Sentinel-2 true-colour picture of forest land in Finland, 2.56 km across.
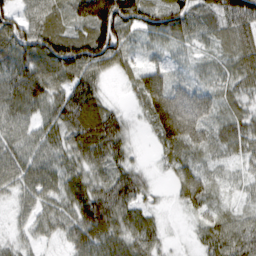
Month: March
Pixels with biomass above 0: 89%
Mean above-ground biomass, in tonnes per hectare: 65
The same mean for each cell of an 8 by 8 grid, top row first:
67 71 79 167 73 77 38 93
105 109 111 119 27 27 21 64
103 97 90 20 71 30 26 55
73 63 106 45 47 155 77 45
60 67 83 101 7 103 65 60
65 65 67 67 35 54 43 20
26 49 96 111 44 17 54 23
25 25 60 73 71 4 63 82
